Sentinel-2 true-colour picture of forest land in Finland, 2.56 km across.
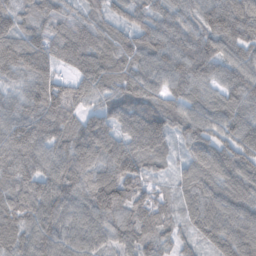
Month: November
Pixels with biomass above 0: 98%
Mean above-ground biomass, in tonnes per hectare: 102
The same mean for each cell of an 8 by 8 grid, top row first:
107 104 78 80 89 83 104 117
129 135 149 107 111 110 90 89
70 117 106 99 113 92 86 102
96 150 88 101 119 86 94 85
144 110 123 109 123 53 93 102
113 110 105 141 98 47 102 106
107 129 93 135 119 68 106 106
84 107 99 73 89 55 67 111
